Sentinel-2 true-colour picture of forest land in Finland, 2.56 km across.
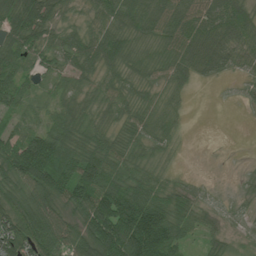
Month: July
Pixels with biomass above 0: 84%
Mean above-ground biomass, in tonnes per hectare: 60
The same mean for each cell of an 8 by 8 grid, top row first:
87 72 21 58 69 76 79 75
73 54 66 72 36 65 90 55
68 26 36 35 36 37 24 25
50 36 45 33 36 16 0 3
95 116 73 61 43 17 0 0
120 128 119 91 59 15 4 9
82 93 86 144 127 59 28 17
87 96 91 151 162 73 28 17
